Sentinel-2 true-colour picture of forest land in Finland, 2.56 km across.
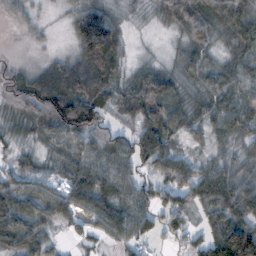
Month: November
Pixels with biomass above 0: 85%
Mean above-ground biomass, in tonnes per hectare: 56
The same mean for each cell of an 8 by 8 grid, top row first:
30 5 83 53 8 69 81 72
2 7 73 107 3 15 56 53
60 72 92 60 52 47 54 59
43 111 138 41 74 66 55 68
16 39 75 66 85 35 33 30
43 22 74 63 34 81 57 47
54 53 57 62 58 80 62 75
49 30 15 30 42 33 70 180
